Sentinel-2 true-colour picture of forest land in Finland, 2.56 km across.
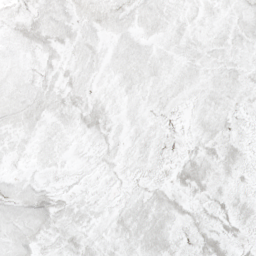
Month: May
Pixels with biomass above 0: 76%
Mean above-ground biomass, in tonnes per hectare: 8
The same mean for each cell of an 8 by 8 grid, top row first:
7 10 9 10 8 7 6 8
7 10 8 6 7 7 8 7
7 7 7 6 9 7 6 7
10 9 11 7 5 3 9 5
6 7 2 6 4 3 11 7
5 4 3 3 3 10 11 6
11 13 8 5 12 11 10 8
10 7 9 7 14 9 15 7
